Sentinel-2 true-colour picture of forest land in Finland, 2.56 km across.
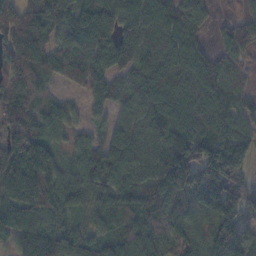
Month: November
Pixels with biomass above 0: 92%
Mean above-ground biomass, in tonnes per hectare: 115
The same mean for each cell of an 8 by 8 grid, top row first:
179 181 115 140 120 132 54 47
173 102 115 118 92 127 60 80
112 66 96 82 93 119 131 66
144 84 34 55 99 128 141 95
179 120 57 88 67 195 170 142
176 193 83 111 100 237 190 118
82 128 69 99 109 121 128 128
99 153 104 93 116 129 109 119
